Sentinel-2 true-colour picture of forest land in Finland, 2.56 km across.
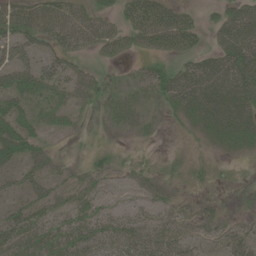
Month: June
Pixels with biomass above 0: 68%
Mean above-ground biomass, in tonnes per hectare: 29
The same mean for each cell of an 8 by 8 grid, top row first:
43 42 32 19 55 41 9 49
41 26 25 23 20 34 19 59
51 36 32 12 20 55 67 62
39 24 18 18 15 23 50 62
52 18 6 8 6 3 16 28
19 31 26 17 23 21 12 3
24 29 31 15 18 27 21 7
34 32 39 40 43 46 27 35
